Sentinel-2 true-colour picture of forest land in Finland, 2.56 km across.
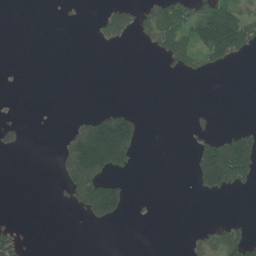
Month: June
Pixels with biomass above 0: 22%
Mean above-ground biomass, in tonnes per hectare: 38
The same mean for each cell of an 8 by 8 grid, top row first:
0 0 3 56 54 100 125 86
0 0 0 9 14 117 140 99
1 0 0 0 0 3 9 0
4 0 6 60 11 0 13 0
22 0 135 247 23 0 73 149
0 0 163 85 0 0 144 130
0 0 61 116 3 0 0 0
53 0 0 0 0 0 48 85
